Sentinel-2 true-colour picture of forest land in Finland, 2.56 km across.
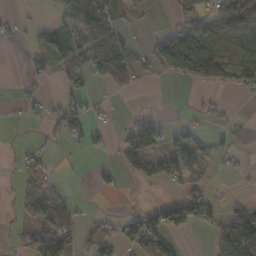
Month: November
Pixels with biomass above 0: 46%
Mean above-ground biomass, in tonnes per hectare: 40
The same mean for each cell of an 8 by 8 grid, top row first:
10 9 89 54 10 31 63 104
4 69 70 93 24 91 102 83
4 20 56 57 15 24 76 65
4 24 47 5 16 2 14 3
6 17 15 16 106 55 34 34
13 28 1 15 51 60 21 7
21 73 11 3 29 59 48 46
21 78 36 59 96 21 20 115
